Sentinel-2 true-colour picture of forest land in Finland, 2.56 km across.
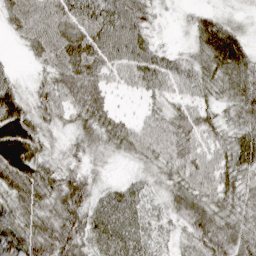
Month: April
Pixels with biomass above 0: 92%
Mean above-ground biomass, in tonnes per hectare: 56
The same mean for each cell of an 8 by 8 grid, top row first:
57 79 76 85 45 8 29 11
8 78 84 74 64 18 71 56
24 42 96 38 60 55 54 64
84 53 57 45 26 47 52 53
105 32 37 45 69 69 58 58
83 65 45 11 32 53 70 59
63 63 67 67 50 49 68 47
63 91 66 74 53 36 74 65
